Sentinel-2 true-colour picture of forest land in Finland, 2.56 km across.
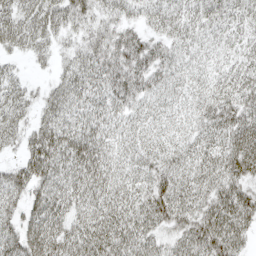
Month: April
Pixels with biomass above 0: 92%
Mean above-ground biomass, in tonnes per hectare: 41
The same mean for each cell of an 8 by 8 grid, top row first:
42 49 46 30 24 31 32 30
29 27 37 46 43 28 20 26
26 16 50 44 40 27 25 38
38 36 38 34 27 24 40 52
23 62 61 34 32 31 36 54
41 53 53 40 39 48 41 52
33 59 40 48 51 62 46 61
52 59 56 56 47 37 66 40
